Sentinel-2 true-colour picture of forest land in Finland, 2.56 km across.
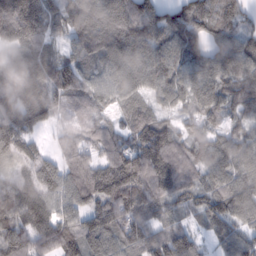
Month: February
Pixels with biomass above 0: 95%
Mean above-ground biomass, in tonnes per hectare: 105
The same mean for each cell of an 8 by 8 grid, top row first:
223 126 104 100 145 84 125 100
109 78 87 112 104 93 94 101
151 126 109 80 101 102 95 117
132 114 53 49 78 67 85 84
134 30 83 102 146 88 93 105
92 107 109 163 154 98 89 104
129 115 88 139 117 63 93 117
127 127 120 106 112 130 36 93
